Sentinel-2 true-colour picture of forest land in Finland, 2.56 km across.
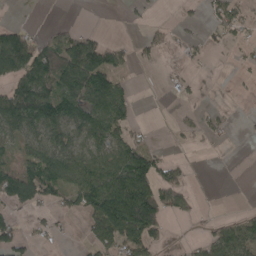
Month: April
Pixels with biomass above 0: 47%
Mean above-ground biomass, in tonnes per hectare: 53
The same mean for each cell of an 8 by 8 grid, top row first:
0 0 0 0 11 8 35 51
119 82 112 47 33 16 15 19
86 102 115 75 0 20 1 7
129 111 106 106 0 11 22 5
56 91 62 87 46 6 13 1
80 99 95 124 127 47 0 0
37 31 66 185 170 53 4 4
67 22 11 115 103 4 50 79
